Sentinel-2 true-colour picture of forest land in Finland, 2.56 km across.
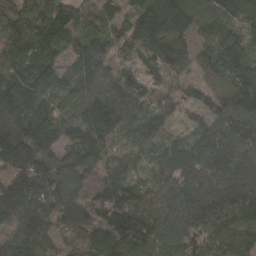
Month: March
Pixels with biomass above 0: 95%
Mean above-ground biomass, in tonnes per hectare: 104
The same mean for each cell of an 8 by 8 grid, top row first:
90 115 93 61 136 171 100 97
108 99 76 63 82 81 67 93
107 103 99 93 77 50 56 101
135 84 86 139 71 46 73 116
208 137 128 69 65 62 110 124
121 164 91 90 61 105 116 155
159 103 106 179 93 126 137 122
86 86 61 134 159 119 99 110
